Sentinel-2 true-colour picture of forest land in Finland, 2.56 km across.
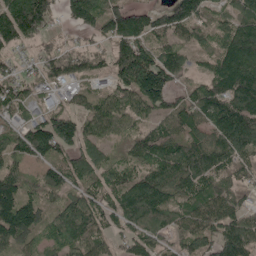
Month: May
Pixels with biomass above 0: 88%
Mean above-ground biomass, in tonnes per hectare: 102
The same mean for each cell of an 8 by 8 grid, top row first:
206 110 90 117 104 141 73 107
60 44 45 79 122 91 74 174
79 58 60 66 195 85 98 176
73 57 64 87 79 98 141 171
97 159 95 50 101 93 106 139
101 88 97 88 97 140 116 72
189 72 134 98 172 103 103 75
115 71 108 57 103 61 89 144
